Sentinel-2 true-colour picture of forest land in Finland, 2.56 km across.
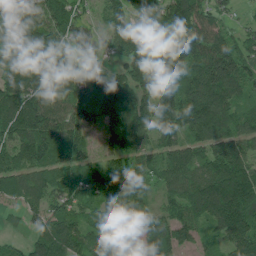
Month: June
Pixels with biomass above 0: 90%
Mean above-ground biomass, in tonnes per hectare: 112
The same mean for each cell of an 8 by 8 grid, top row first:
184 126 71 80 82 155 93 26
169 152 81 55 65 147 140 85
159 122 103 104 91 144 162 144
147 128 103 114 119 165 196 101
114 118 73 67 80 102 136 119
108 83 81 153 93 130 124 163
44 104 89 146 92 90 142 173
28 119 92 156 105 101 42 121
